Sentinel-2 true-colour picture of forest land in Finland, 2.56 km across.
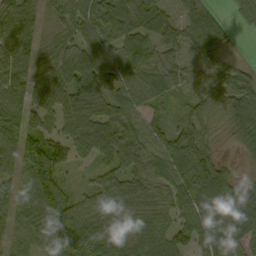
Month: September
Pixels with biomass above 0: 91%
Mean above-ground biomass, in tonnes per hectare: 69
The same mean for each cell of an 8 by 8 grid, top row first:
76 32 79 92 77 30 46 24
64 37 65 66 64 40 46 3
69 92 106 71 88 50 41 55
93 83 114 73 66 38 45 66
65 88 83 107 90 81 46 44
49 103 13 68 68 79 137 26
49 114 66 68 63 66 115 91
29 79 117 112 73 69 98 78
